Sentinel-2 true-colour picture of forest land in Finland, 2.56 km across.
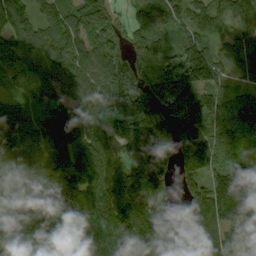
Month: September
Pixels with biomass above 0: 93%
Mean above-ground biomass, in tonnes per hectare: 129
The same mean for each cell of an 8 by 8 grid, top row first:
148 72 138 96 96 86 117 107
178 115 130 105 114 142 98 74
92 115 117 160 166 172 120 32
85 109 95 113 192 168 137 145
135 164 118 100 159 154 127 102
91 119 172 132 133 91 118 130
131 179 197 155 141 34 174 169
137 195 135 123 140 155 143 145
